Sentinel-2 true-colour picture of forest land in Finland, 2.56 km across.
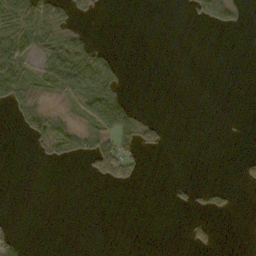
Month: October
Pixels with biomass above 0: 23%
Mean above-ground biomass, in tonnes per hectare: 19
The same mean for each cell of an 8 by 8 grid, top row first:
79 63 14 0 0 0 53 16
77 55 54 11 0 0 0 0
87 70 94 47 0 0 0 0
17 33 33 96 7 0 0 0
0 32 36 80 28 0 0 0
0 0 2 52 7 0 0 6
0 0 0 0 0 5 16 1
26 0 0 0 0 0 18 0
